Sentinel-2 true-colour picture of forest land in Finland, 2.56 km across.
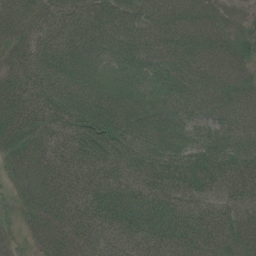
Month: July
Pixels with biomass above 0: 97%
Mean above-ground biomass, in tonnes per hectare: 56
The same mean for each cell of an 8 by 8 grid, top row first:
63 58 58 68 68 62 45 27
44 57 62 62 72 68 51 37
53 69 59 40 48 74 73 52
67 63 73 65 53 64 48 62
52 56 63 67 61 57 57 63
39 70 59 52 54 56 55 51
21 63 53 72 66 59 46 41
19 51 59 47 54 67 50 55
